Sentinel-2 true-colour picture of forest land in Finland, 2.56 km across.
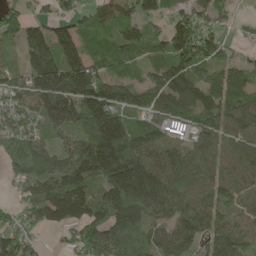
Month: May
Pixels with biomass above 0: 87%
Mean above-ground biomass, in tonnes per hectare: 128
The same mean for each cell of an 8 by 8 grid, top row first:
101 77 85 134 119 84 105 20
71 202 146 111 132 178 160 35
103 207 202 130 71 156 101 107
118 175 146 176 99 138 136 143
124 112 143 234 128 86 99 115
79 143 176 200 209 128 103 114
66 149 146 195 187 127 114 85
133 17 119 198 150 136 112 113
